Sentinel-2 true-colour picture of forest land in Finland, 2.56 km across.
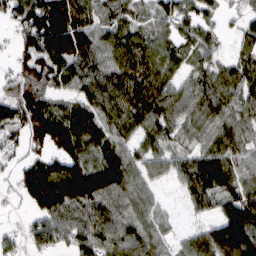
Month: March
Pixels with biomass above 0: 86%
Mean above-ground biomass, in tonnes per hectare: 87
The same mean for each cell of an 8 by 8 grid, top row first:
78 175 119 75 37 86 39 34
51 139 135 110 101 67 51 37
94 91 104 110 113 60 75 76
109 114 80 91 117 74 87 76
54 113 115 95 70 43 65 69
57 155 154 135 66 59 123 81
11 135 123 102 65 9 57 119
34 76 97 102 90 32 90 165
